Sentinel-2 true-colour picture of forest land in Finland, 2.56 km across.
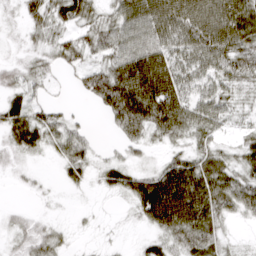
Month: March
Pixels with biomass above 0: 74%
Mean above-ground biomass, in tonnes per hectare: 42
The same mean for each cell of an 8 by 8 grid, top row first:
12 49 51 39 86 85 82 88
6 29 39 54 73 63 81 62
20 21 24 76 119 78 48 40
44 28 5 52 86 83 52 20
34 35 37 9 28 24 29 25
4 3 21 32 40 94 77 43
3 2 3 3 67 119 72 43
11 28 3 4 13 40 57 8
